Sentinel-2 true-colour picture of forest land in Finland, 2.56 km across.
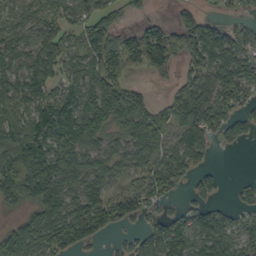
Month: September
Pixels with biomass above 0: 79%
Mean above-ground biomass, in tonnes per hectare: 87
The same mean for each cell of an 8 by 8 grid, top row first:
58 56 77 70 27 43 32 30
70 87 58 156 162 118 90 100
86 75 78 132 17 46 81 112
82 100 140 128 113 67 110 78
114 96 97 54 133 67 59 40
146 165 99 76 85 86 40 7
44 137 141 143 84 27 65 44
125 130 97 21 84 137 123 90
